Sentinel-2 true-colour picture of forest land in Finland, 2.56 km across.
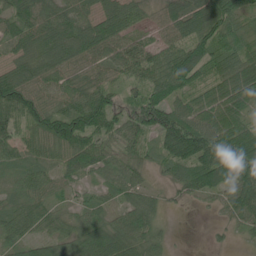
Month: June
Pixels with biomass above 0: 91%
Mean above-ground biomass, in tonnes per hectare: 64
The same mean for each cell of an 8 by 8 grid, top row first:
60 61 51 80 35 77 105 65
43 61 84 88 63 80 86 58
76 53 50 45 61 103 57 93
84 73 106 91 98 83 76 73
52 68 94 52 46 120 110 126
34 44 45 38 30 41 107 109
49 44 28 38 67 7 12 65
47 49 73 95 65 7 6 14
